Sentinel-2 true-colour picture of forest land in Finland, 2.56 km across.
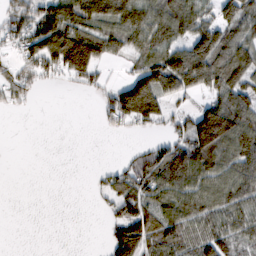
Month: February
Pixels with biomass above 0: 61%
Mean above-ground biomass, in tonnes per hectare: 67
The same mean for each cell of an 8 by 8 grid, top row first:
72 116 130 120 94 120 58 112
47 130 184 56 79 90 53 101
44 25 52 16 135 148 119 80
8 0 0 81 131 31 117 106
0 0 0 0 20 61 168 111
0 0 0 47 88 102 100 102
0 0 0 38 90 83 92 84
0 0 0 74 115 80 92 62
